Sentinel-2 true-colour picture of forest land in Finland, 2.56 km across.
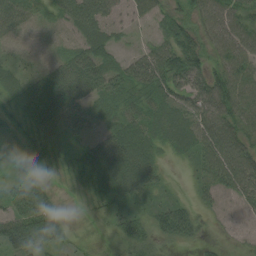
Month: August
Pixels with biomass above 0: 90%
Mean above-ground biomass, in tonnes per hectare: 47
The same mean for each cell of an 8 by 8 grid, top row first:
49 25 77 42 31 39 54 53
15 11 41 38 24 68 42 60
32 61 89 54 74 65 59 65
54 75 45 44 59 60 65 68
23 33 21 71 60 48 61 54
21 18 44 83 66 4 48 65
66 66 12 37 25 49 22 28
81 81 14 28 54 45 12 17
